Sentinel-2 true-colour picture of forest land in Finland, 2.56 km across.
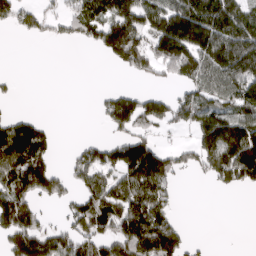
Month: March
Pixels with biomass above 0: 55%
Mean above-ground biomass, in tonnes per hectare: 98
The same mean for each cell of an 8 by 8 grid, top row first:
86 64 117 132 128 164 165 123
0 2 16 155 128 219 156 160
15 0 0 0 37 85 114 164
21 1 0 113 121 100 118 108
187 81 33 80 112 32 150 204
177 160 77 90 183 76 66 134
212 28 106 121 187 40 0 0
164 159 119 144 209 115 9 0
